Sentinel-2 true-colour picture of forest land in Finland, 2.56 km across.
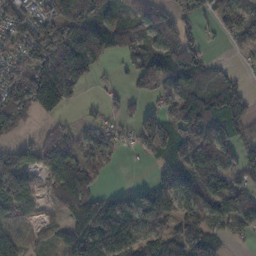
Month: November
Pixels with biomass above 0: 72%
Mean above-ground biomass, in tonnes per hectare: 90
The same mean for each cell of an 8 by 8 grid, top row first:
90 113 156 40 61 70 48 100
76 166 153 71 50 146 34 32
122 244 119 14 65 164 107 35
140 81 10 29 68 125 157 122
37 72 75 61 73 136 136 88
120 86 157 15 4 91 111 55
66 31 131 110 94 83 93 110
91 39 124 149 73 114 124 34
